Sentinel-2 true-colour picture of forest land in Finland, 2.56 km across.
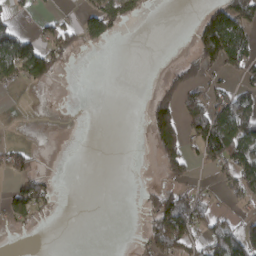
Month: March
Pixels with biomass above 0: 39%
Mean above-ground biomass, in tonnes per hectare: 40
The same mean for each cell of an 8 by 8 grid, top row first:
23 15 30 104 22 0 62 94
114 73 36 8 0 3 110 107
62 70 1 0 1 63 40 33
0 2 0 0 18 88 100 103
16 2 0 0 3 95 148 112
52 26 0 0 1 43 10 99
79 29 0 0 21 100 37 20
3 0 0 0 30 118 63 90
